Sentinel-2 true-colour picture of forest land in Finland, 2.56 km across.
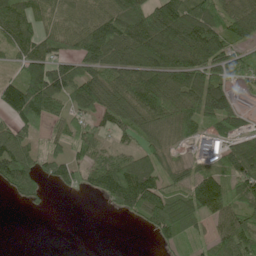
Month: June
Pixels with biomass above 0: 76%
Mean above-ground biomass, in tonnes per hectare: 81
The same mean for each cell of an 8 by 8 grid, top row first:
94 55 61 103 145 142 105 113
66 63 88 120 133 191 149 60
62 149 98 97 143 131 111 57
111 99 63 106 115 146 119 66
97 30 67 43 57 47 123 67
109 46 59 135 115 64 77 76
5 9 0 28 97 105 104 63
0 0 0 0 3 51 42 104
